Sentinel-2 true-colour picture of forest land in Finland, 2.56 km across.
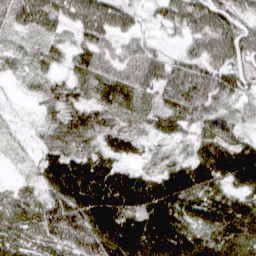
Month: March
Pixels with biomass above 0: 90%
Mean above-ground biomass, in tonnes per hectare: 52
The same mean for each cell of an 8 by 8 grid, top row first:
47 72 61 66 24 55 76 51
17 20 44 40 46 15 60 79
12 24 43 61 70 78 71 67
7 31 52 50 45 53 59 45
12 37 51 39 25 25 62 55
8 48 79 69 41 64 68 69
20 58 75 79 71 70 63 67
22 39 81 81 83 78 57 75
